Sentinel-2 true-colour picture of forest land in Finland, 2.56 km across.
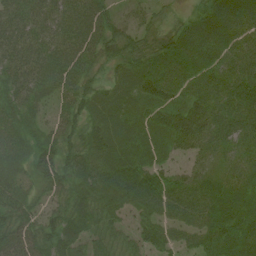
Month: July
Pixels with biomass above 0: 93%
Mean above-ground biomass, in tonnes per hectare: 57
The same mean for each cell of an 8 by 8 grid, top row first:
64 64 69 39 33 21 65 78
63 61 67 44 48 76 73 59
60 64 58 41 72 77 63 64
59 31 51 61 58 79 65 68
55 55 48 71 51 53 49 44
52 69 60 73 66 33 38 47
65 37 56 54 57 59 62 62
75 69 54 42 43 40 51 65
